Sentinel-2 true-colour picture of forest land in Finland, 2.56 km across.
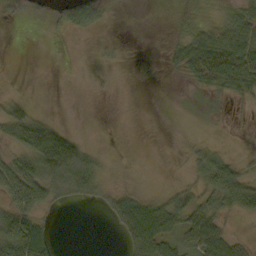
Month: October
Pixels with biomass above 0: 51%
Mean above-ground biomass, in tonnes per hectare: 28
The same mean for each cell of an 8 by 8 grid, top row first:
20 18 62 27 0 19 20 44
0 0 0 9 1 21 65 66
2 0 2 5 1 5 50 57
38 7 0 0 0 2 16 4
41 91 34 1 0 1 15 7
80 60 55 24 12 5 59 56
62 27 6 39 71 54 42 41
102 53 0 1 74 35 64 18
